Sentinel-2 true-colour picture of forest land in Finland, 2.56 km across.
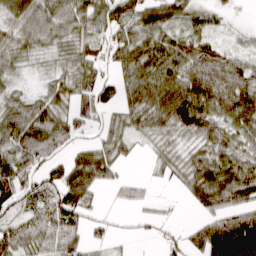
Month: March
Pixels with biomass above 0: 80%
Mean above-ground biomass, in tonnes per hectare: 64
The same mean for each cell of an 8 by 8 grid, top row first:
76 81 76 94 80 57 40 6
56 37 58 77 87 79 61 27
24 29 79 46 102 105 115 87
59 74 70 42 88 117 95 112
76 78 35 59 18 35 59 58
102 49 86 45 9 31 105 107
49 49 73 10 20 7 59 70
63 63 51 24 12 27 127 178
